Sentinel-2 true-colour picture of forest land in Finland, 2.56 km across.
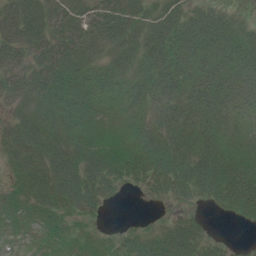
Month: July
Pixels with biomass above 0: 86%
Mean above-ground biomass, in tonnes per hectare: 40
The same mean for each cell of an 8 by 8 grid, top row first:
80 54 50 67 43 46 40 14
52 62 56 44 45 54 47 52
53 74 44 38 39 45 48 49
32 47 32 15 29 45 52 37
53 55 44 29 39 45 49 31
39 69 56 46 47 54 58 65
16 40 39 7 2 13 14 41
2 10 6 8 19 53 27 6
